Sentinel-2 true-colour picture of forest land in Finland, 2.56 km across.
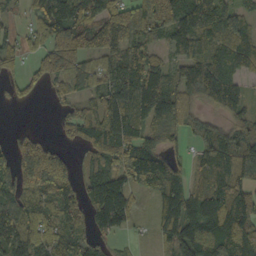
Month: October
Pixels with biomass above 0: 82%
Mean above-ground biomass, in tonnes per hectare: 93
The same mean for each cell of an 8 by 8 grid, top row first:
25 132 107 152 146 142 99 80
60 136 159 137 97 73 103 123
48 79 85 104 153 100 127 58
1 4 77 132 102 76 39 50
65 66 42 109 104 33 79 120
115 164 57 104 156 98 119 90
77 92 77 173 12 126 134 123
76 98 81 41 15 101 113 114
